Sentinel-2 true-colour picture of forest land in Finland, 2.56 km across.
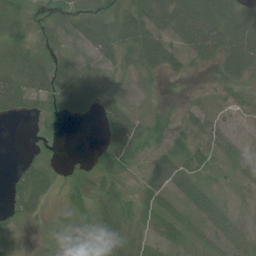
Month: July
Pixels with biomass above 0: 62%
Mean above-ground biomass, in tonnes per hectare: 29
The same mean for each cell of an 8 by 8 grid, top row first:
23 19 32 25 49 92 69 42
36 24 17 39 58 39 69 78
51 41 66 12 12 10 1 29
29 14 42 35 11 8 16 11
0 5 0 40 28 27 27 31
16 33 11 27 26 59 12 31
25 14 25 28 23 24 45 6
7 14 50 35 14 21 30 32
